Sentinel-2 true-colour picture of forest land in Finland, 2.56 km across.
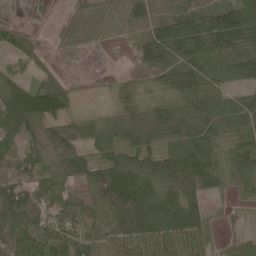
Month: May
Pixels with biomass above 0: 89%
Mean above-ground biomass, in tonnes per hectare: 90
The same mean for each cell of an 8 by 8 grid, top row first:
11 19 33 50 112 112 134 143
54 20 36 12 95 140 137 130
67 49 5 20 46 121 104 72
155 137 30 55 98 107 117 107
84 124 88 106 99 100 112 92
106 94 91 146 127 133 123 89
162 103 83 129 164 124 48 17
102 109 86 93 122 111 50 38
